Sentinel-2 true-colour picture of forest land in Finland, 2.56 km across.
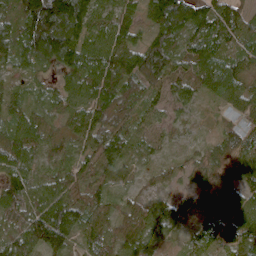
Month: April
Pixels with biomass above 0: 94%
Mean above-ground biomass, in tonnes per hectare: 76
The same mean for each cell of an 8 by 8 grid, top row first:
93 235 154 73 63 149 91 66
94 163 114 87 97 86 81 57
42 34 100 115 107 79 84 66
53 55 73 111 61 47 9 50
83 49 63 110 61 18 33 72
85 53 68 61 25 31 66 51
81 124 91 52 58 73 37 57
92 143 48 69 72 26 54 78
